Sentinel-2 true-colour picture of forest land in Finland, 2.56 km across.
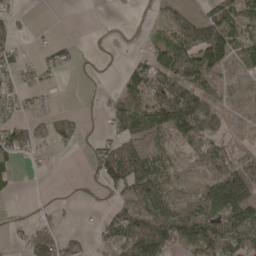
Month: April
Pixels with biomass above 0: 60%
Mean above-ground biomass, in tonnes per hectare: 59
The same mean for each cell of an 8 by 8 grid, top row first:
20 2 8 6 4 62 57 60
31 21 8 12 22 94 163 33
32 13 5 7 108 98 70 8
32 13 10 59 98 155 98 13
67 25 12 61 105 59 125 29
28 4 7 108 138 32 81 172
6 17 6 51 121 77 107 159
18 110 38 74 161 117 116 106
